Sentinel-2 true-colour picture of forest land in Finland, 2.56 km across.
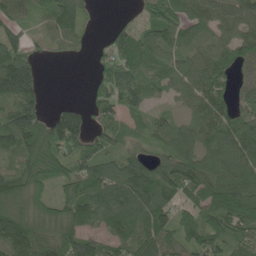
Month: June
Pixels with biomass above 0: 84%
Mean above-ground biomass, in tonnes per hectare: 103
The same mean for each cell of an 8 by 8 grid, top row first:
78 87 90 8 57 114 116 110
102 31 28 90 115 87 74 114
228 6 0 129 102 75 146 58
131 55 67 76 52 40 107 98
125 163 118 70 42 99 88 146
88 108 110 129 159 148 118 131
143 88 141 137 149 94 111 172
220 120 133 91 112 107 140 103
